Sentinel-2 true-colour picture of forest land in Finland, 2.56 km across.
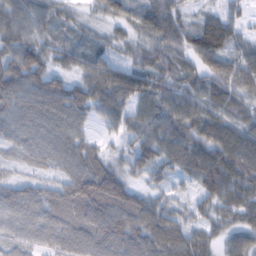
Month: February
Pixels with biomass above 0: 95%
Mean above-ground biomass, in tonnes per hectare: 67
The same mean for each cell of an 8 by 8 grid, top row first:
76 55 23 51 72 59 31 27
71 50 53 39 52 74 82 43
91 64 39 75 68 54 61 82
83 90 64 60 58 82 64 53
57 78 67 19 60 83 92 95
33 38 112 74 39 41 94 82
97 85 116 103 66 42 43 71
52 68 97 110 93 97 49 64
